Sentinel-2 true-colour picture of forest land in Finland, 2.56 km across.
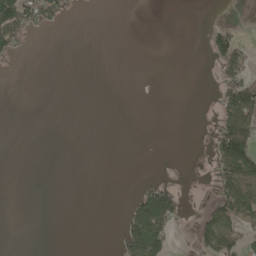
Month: May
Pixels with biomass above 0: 17%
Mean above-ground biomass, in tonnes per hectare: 27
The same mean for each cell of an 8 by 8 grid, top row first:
144 70 4 0 0 0 0 2
40 0 0 0 0 0 31 60
0 0 0 0 0 0 2 118
0 0 0 0 0 0 4 148
0 0 0 0 0 0 21 187
0 0 0 0 2 0 25 163
0 0 0 0 109 67 33 123
0 0 0 6 169 16 82 81
